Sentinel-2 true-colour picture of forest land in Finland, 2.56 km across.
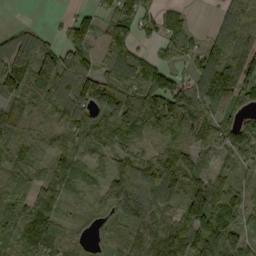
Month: September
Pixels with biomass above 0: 86%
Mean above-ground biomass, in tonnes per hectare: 91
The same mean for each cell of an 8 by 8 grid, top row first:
1 7 45 95 116 56 5 183
98 73 111 89 33 83 88 135
127 133 176 131 112 91 102 129
88 66 124 131 137 135 104 82
81 41 66 57 48 79 80 133
63 69 71 90 82 121 74 54
76 107 23 57 91 88 166 89
114 127 39 55 104 138 134 88
